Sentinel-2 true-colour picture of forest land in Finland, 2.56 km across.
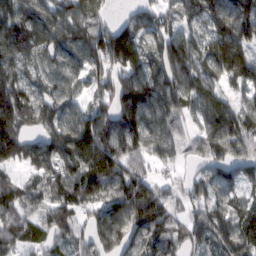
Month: February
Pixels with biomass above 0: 89%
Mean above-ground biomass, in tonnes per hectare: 106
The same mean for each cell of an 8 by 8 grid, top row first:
121 106 110 32 72 67 112 140
108 96 106 204 110 154 119 153
110 67 55 123 156 137 85 100
171 98 70 128 134 87 115 97
144 106 204 141 113 78 90 118
43 91 160 131 91 36 69 74
115 72 88 110 186 58 91 69
95 81 54 105 116 91 79 116
